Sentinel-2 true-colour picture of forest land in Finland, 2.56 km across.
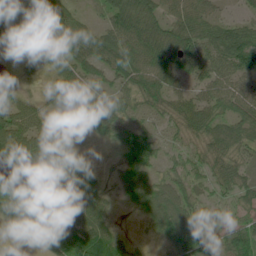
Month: June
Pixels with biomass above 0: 80%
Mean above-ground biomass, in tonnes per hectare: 65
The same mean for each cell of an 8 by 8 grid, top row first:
50 64 29 61 75 61 60 27
42 59 78 87 86 89 82 119
31 27 57 53 83 56 77 79
89 31 42 67 49 62 71 69
108 84 16 34 66 35 67 70
77 117 113 22 80 54 53 51
67 100 114 30 73 107 44 42
6 87 111 74 13 102 57 89
